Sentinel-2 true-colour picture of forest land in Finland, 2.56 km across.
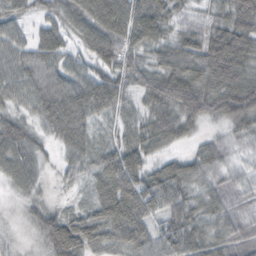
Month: October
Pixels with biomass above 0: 94%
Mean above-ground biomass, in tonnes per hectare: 54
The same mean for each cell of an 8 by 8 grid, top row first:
41 42 77 95 91 40 28 73
46 68 38 73 55 52 69 71
53 57 58 58 41 74 69 68
35 62 73 44 40 69 53 76
62 26 54 47 54 34 33 31
46 15 34 77 66 67 42 28
10 30 27 77 82 68 45 37
10 50 73 61 64 86 52 50
